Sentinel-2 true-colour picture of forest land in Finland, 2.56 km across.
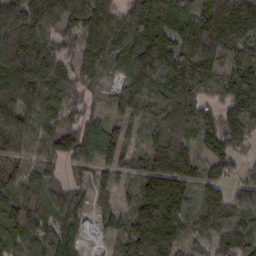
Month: February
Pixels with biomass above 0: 92%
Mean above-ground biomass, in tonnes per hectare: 120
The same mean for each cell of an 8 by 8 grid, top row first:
158 160 135 102 129 144 186 190
257 154 85 116 195 175 201 129
187 156 90 54 116 182 163 116
172 96 66 58 94 180 102 124
109 77 119 99 54 133 82 70
122 71 47 62 132 172 91 41
140 113 90 59 152 142 106 80
155 107 62 48 190 122 72 114
